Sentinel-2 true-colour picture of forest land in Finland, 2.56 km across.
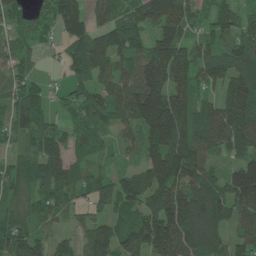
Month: June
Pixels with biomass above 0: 87%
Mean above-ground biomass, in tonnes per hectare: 97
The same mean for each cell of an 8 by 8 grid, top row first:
47 73 120 95 103 125 61 74
65 17 121 114 89 122 69 109
73 23 63 99 162 119 79 125
108 51 62 99 182 164 90 135
35 91 64 37 96 140 118 110
79 104 86 64 102 147 92 158
79 66 54 73 94 149 158 105
138 69 60 120 140 163 129 80
